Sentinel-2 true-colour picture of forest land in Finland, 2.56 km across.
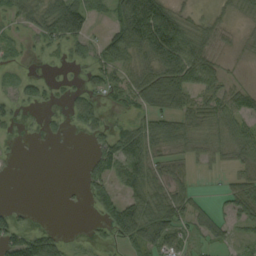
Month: September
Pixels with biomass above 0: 63%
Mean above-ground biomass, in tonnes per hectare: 45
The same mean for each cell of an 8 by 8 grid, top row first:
39 78 110 59 209 72 25 24
14 26 35 70 106 144 60 15
14 14 8 34 68 108 73 10
19 8 47 15 39 61 49 57
3 4 2 63 77 38 26 50
2 0 16 57 67 38 7 33
13 0 4 74 74 72 23 58
72 76 4 31 95 55 32 23
